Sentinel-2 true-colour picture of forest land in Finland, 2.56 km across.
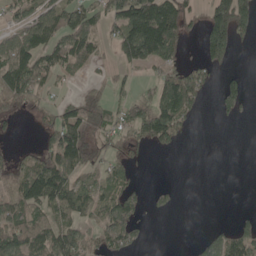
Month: May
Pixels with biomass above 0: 52%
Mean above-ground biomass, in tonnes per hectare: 65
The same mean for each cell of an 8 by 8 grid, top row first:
47 84 45 88 212 151 87 155
110 68 86 41 195 91 117 24
125 57 20 34 19 105 50 27
45 34 81 51 79 144 4 48
7 55 114 36 46 42 0 0
67 166 60 67 3 0 0 0
109 98 94 102 29 15 0 2
100 102 69 79 14 0 46 99
